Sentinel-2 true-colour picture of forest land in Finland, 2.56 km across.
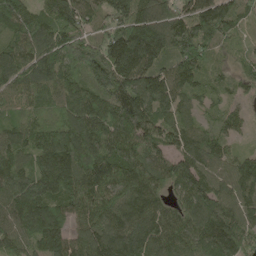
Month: May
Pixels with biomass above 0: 97%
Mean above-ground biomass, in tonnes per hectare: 134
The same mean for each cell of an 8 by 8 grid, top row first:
145 118 139 141 174 133 184 90
125 133 131 175 238 145 105 44
121 128 115 190 166 135 71 62
81 84 152 179 187 102 41 47
127 134 182 175 149 98 96 35
153 173 176 183 149 148 124 141
148 153 129 145 147 98 170 131
98 148 93 153 161 126 193 175
